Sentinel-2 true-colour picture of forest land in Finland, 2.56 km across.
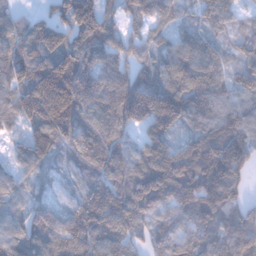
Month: January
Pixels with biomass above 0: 94%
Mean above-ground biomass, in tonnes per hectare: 105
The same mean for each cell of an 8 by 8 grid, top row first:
57 43 151 57 79 51 76 37
96 143 120 109 67 96 77 55
91 189 133 110 102 130 124 75
82 186 144 134 194 172 111 98
32 118 123 106 102 99 111 126
56 45 76 111 151 175 153 101
66 67 102 148 123 115 138 87
85 129 107 113 65 89 112 129
